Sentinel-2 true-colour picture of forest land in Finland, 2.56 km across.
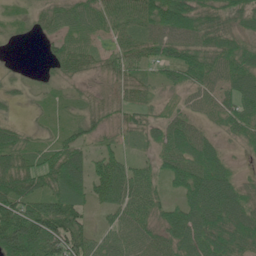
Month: June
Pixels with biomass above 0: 88%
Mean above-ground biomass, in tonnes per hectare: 62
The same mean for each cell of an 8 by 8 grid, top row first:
21 53 69 75 85 112 66 65
4 23 73 44 66 79 77 69
19 22 30 38 39 51 67 81
8 16 30 33 41 35 39 83
78 34 59 27 31 75 50 32
104 72 85 110 60 65 91 29
113 96 63 60 75 55 101 72
142 111 85 50 66 78 90 74
